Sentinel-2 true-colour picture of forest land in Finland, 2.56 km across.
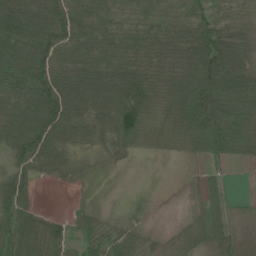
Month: June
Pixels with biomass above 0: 83%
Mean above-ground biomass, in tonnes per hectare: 70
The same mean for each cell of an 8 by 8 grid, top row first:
120 124 84 57 51 46 62 53
118 131 91 80 73 79 121 77
129 132 121 96 102 90 162 114
114 141 93 102 104 83 162 117
78 95 45 60 44 40 92 86
59 29 29 5 0 0 27 1
80 8 17 3 11 1 51 5
87 79 32 46 30 28 46 21
